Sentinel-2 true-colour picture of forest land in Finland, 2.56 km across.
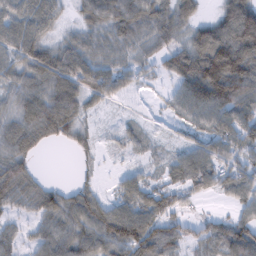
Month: February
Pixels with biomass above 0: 80%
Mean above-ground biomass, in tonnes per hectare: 58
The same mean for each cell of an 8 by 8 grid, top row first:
68 59 30 76 72 68 20 135
68 58 62 53 32 49 107 136
52 81 76 51 21 53 109 135
68 107 54 7 4 30 83 85
80 31 30 10 20 16 45 71
86 7 12 9 23 43 70 54
40 70 79 58 79 43 3 37
41 69 73 98 110 67 60 93
